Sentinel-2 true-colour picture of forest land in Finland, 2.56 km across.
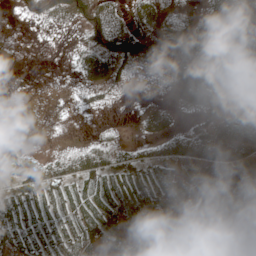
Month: May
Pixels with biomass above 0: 73%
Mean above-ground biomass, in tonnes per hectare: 30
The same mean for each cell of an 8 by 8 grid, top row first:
8 32 38 37 26 25 37 54
0 2 24 65 45 47 54 66
0 0 17 30 5 38 62 66
1 1 6 3 17 15 23 39
21 2 10 17 19 37 59 47
29 37 41 40 37 30 38 42
32 41 50 31 21 31 29 40
47 44 44 15 23 26 23 18
